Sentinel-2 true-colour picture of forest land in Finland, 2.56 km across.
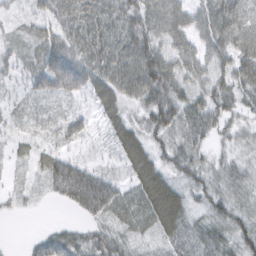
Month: February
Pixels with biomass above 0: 88%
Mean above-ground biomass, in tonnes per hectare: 43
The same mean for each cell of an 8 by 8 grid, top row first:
14 41 58 56 62 60 54 61
26 56 57 63 80 45 42 59
19 61 63 61 87 53 47 55
16 17 21 43 42 56 56 36
14 18 19 28 54 45 29 30
8 42 74 26 68 40 43 38
11 2 43 56 57 71 42 44
1 30 39 48 23 47 49 53
